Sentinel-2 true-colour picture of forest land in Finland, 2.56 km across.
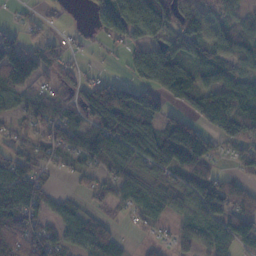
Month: November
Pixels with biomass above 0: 77%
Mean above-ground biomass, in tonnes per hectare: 70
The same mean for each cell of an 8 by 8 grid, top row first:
8 11 4 136 113 94 82 41
69 43 9 13 86 97 86 66
101 31 56 35 74 141 53 75
53 57 84 158 136 43 140 109
44 53 67 137 124 164 54 75
90 28 23 57 59 74 77 35
122 50 31 30 63 44 116 54
89 71 71 66 10 38 76 108
